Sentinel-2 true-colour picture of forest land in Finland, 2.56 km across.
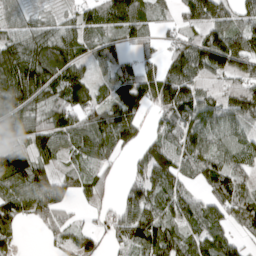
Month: April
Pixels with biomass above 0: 82%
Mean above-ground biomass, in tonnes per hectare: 91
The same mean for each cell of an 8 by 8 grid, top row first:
53 31 69 114 85 37 127 78
109 137 91 70 52 71 166 121
180 153 106 92 133 170 96 95
131 102 94 115 72 146 106 93
82 104 96 96 60 99 105 76
142 76 55 25 74 108 87 78
92 116 23 42 123 104 72 93
38 27 64 51 116 89 81 42
